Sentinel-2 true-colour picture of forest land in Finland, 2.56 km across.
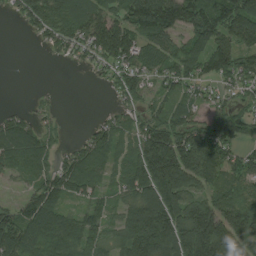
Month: August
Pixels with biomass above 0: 79%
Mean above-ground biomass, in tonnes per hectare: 95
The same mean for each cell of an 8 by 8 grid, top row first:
36 117 88 100 167 157 150 161
0 34 83 166 101 83 138 113
0 0 1 59 74 100 80 97
25 23 0 30 56 85 64 58
117 56 46 93 136 161 162 69
36 76 123 48 147 186 125 79
68 123 57 58 160 146 115 104
136 106 117 68 190 168 207 158
